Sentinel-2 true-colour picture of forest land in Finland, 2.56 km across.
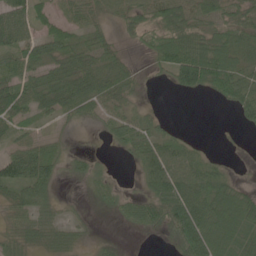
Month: June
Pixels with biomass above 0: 70%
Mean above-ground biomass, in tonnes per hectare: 41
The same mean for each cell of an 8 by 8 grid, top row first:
62 33 34 26 46 79 42 45
56 47 41 26 21 85 81 46
66 53 64 48 11 48 91 58
74 44 39 37 24 1 0 34
33 33 2 18 53 40 6 3
64 51 20 13 34 72 52 12
38 29 4 17 53 92 75 71
30 28 16 8 2 45 86 50
